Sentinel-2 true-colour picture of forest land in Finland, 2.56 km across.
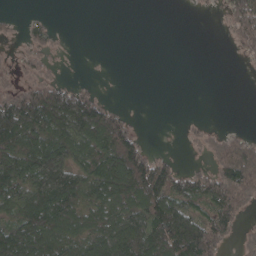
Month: April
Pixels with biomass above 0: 56%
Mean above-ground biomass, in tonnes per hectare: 71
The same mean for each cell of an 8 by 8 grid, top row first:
9 11 0 0 0 0 2 78
16 39 0 0 0 0 0 26
31 49 9 0 0 0 0 1
151 172 178 65 1 0 0 0
141 135 133 135 38 1 39 79
117 177 101 169 161 82 76 153
105 149 113 107 151 134 71 92
135 132 107 157 145 171 162 32
